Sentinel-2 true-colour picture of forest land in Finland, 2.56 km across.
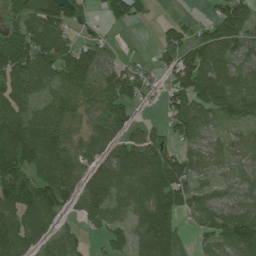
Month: July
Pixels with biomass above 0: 78%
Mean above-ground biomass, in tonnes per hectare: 76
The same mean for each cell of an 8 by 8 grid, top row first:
65 118 53 50 28 13 27 101
138 131 72 22 7 88 106 44
111 73 112 100 45 80 91 55
99 76 58 86 12 65 67 82
187 134 56 69 98 48 58 50
112 114 81 110 128 90 39 58
107 90 52 56 83 82 63 71
120 48 32 47 87 65 42 113
